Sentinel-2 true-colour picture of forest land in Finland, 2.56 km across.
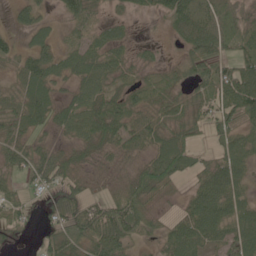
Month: June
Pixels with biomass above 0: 79%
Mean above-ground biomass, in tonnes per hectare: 43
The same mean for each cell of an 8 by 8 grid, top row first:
25 15 47 20 14 60 40 26
27 45 38 47 14 12 72 43
27 58 44 40 21 25 64 85
49 53 55 61 39 43 47 82
44 24 35 40 39 78 19 46
34 53 27 13 57 49 62 49
29 28 52 69 47 11 97 58
11 41 54 73 18 59 48 66
